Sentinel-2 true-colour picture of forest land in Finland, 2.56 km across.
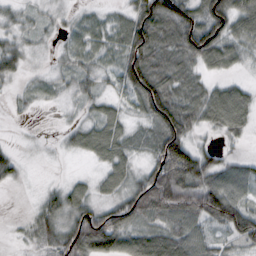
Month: October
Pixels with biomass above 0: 79%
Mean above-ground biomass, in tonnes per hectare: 49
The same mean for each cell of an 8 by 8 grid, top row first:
25 14 15 18 96 76 89 74
38 10 33 37 113 57 93 49
21 14 35 24 111 53 25 19
8 3 15 32 45 84 70 85
5 2 41 67 21 96 12 17
22 1 10 47 50 117 74 58
0 44 61 54 98 102 102 81
4 36 103 79 75 82 44 55
